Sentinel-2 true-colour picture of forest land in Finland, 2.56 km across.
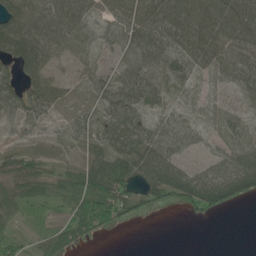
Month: June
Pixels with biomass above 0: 79%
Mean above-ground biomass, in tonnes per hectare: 46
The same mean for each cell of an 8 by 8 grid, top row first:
109 74 59 41 77 89 87 86
93 73 51 32 63 62 76 69
58 70 27 56 66 37 22 51
66 51 27 57 40 24 15 20
19 23 26 34 42 37 11 28
41 41 48 84 43 51 37 72
48 22 54 73 37 35 65 18
30 49 53 2 0 0 0 0
